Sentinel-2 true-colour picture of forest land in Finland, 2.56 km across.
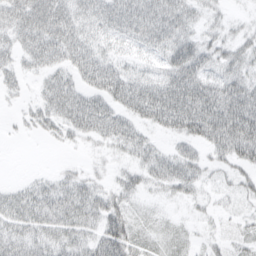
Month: March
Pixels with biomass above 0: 78%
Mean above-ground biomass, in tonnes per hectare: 35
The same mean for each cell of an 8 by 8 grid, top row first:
53 74 42 50 50 41 15 6
33 61 53 22 24 55 32 25
20 28 39 57 44 64 43 42
7 37 63 48 56 80 79 77
1 6 11 27 30 18 42 63
1 12 23 14 30 50 16 22
34 50 46 41 14 6 11 14
39 35 35 64 26 23 13 18
